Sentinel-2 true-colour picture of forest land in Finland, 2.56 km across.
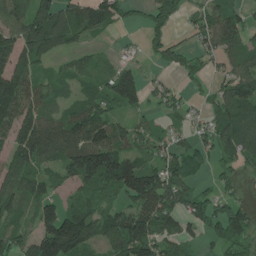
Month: June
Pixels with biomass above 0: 76%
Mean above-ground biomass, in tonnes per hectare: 92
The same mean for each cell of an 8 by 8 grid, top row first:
97 150 136 86 33 69 76 68
131 123 53 10 31 51 67 89
142 60 60 91 65 21 33 106
142 79 121 86 56 53 58 116
107 122 150 160 72 74 84 120
132 73 125 164 139 127 29 40
67 88 92 61 128 125 79 67
68 150 158 135 177 91 41 76
